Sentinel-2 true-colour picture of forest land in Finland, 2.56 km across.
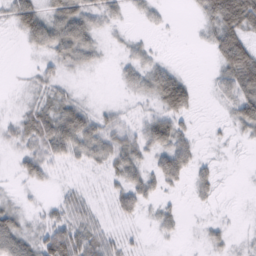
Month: February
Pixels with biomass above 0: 65%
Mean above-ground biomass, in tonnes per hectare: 33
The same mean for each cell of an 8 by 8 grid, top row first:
52 48 60 23 18 1 49 104
3 44 62 8 21 0 19 88
2 30 6 5 46 56 8 83
16 51 54 22 21 57 1 51
25 67 67 63 51 63 5 7
15 24 9 31 39 40 25 1
31 19 43 26 25 14 7 2
72 68 70 36 7 7 19 7
